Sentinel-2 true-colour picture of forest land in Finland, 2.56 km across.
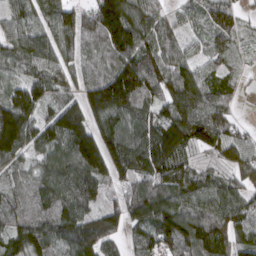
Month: March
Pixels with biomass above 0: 94%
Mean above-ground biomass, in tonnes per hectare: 110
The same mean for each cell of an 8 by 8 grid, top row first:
81 87 94 203 129 46 83 60
75 110 82 130 123 73 57 33
63 112 77 180 177 123 88 35
175 77 140 164 97 135 140 22
160 106 167 154 143 160 99 92
68 113 161 131 119 133 66 74
79 109 126 82 127 128 112 106
124 130 167 75 84 140 166 91
